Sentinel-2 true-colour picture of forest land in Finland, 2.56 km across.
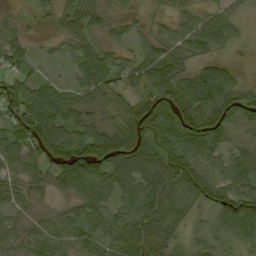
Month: September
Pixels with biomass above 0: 85%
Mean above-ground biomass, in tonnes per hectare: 52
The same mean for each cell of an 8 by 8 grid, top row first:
17 18 70 27 11 36 40 20
43 7 39 33 36 54 46 9
52 27 42 57 64 78 80 25
53 72 58 44 82 73 91 59
71 63 53 61 55 63 68 30
53 52 90 68 64 74 56 59
40 19 46 45 74 52 45 111
31 61 47 55 81 46 50 75
